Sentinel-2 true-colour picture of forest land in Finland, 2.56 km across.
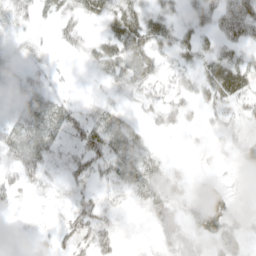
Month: April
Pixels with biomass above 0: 65%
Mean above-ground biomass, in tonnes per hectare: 28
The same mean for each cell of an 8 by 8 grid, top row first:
27 19 38 43 40 26 44 70
13 11 24 44 50 35 25 35
21 19 1 27 39 26 46 48
21 42 31 29 18 28 23 25
44 34 37 41 20 1 9 30
30 22 36 31 42 24 13 11
7 9 34 17 20 38 55 23
2 12 38 25 6 37 39 29
